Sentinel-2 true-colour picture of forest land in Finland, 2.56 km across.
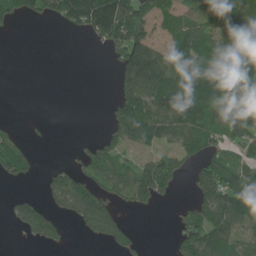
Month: June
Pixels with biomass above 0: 55%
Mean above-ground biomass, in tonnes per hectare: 81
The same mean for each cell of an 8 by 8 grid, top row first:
64 62 165 212 99 63 62 115
0 0 0 81 164 92 121 90
0 0 0 30 213 139 181 182
0 0 0 72 188 193 151 137
63 4 15 71 87 75 87 77
75 33 66 94 120 93 132 94
53 64 113 65 34 19 138 116
3 69 7 62 9 61 188 87
